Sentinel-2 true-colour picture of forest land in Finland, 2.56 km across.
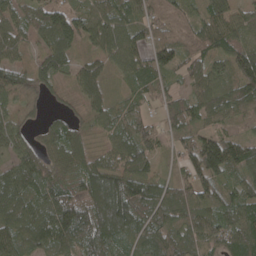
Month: April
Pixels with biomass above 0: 90%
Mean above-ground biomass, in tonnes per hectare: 71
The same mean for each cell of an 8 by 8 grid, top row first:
55 96 94 85 66 68 65 54
54 65 47 90 72 99 68 68
63 43 53 26 67 28 80 96
32 23 27 48 39 76 74 54
60 54 56 53 76 42 88 80
83 69 68 89 89 49 97 60
95 97 116 134 86 87 95 90
85 98 99 77 71 83 93 82
